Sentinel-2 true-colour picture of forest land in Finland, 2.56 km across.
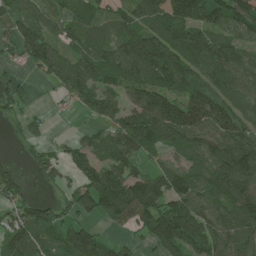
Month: June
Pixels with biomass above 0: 80%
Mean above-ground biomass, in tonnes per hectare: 94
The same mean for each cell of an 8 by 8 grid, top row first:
96 78 83 70 91 135 92 126
66 94 83 91 166 129 119 79
35 42 132 90 106 124 78 83
38 13 34 86 149 157 127 70
16 41 50 89 142 110 98 114
46 41 68 95 78 111 108 166
67 65 81 97 132 139 84 151
108 98 149 29 54 172 113 112
